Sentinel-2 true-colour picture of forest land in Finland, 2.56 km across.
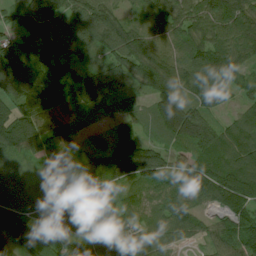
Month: July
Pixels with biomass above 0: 94%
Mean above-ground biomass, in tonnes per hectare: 99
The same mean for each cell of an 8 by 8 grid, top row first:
54 101 85 78 64 94 103 107
104 119 88 119 116 74 121 114
186 139 127 126 103 115 124 56
123 132 89 98 71 148 82 50
130 116 49 95 102 74 127 98
87 51 104 93 114 85 127 141
137 66 98 84 65 86 45 101
128 56 99 140 78 61 68 118
